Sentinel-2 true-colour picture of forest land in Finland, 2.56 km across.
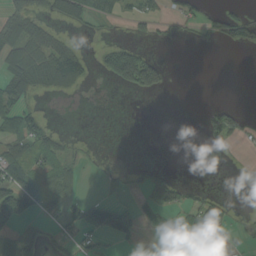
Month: September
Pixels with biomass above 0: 37%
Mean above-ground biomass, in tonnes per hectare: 36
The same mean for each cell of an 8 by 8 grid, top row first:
61 46 58 36 42 35 31 44
95 91 30 51 27 5 8 37
64 84 63 47 127 0 0 0
54 11 3 0 1 0 26 34
48 57 9 0 0 0 20 14
89 65 20 13 25 14 0 1
104 37 64 99 47 54 47 2
62 23 30 40 15 29 62 10
